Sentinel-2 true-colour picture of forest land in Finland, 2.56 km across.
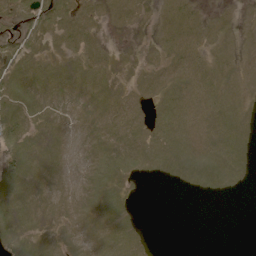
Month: May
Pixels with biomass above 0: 71%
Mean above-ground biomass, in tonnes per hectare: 8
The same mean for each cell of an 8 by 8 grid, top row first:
13 15 10 8 5 11 5 3
16 7 8 3 5 9 7 5
12 9 8 6 7 9 9 6
12 8 5 9 5 10 11 7
13 8 4 8 10 12 11 10
18 8 5 11 6 8 13 8
12 8 8 11 1 0 0 0
23 5 8 11 4 0 0 0
